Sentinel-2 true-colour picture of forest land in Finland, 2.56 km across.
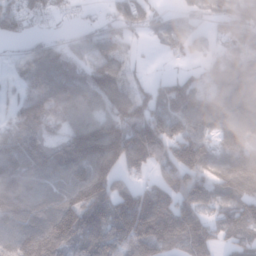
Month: January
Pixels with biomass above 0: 84%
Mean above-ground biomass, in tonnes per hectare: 115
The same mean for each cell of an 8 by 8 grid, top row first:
119 55 15 58 70 48 66 125
30 103 90 94 13 73 63 96
87 127 133 162 47 81 106 134
115 153 113 131 146 125 147 113
143 99 159 211 212 166 100 103
150 105 125 149 56 151 110 120
150 112 187 138 196 157 80 125
97 183 110 133 181 115 102 86
